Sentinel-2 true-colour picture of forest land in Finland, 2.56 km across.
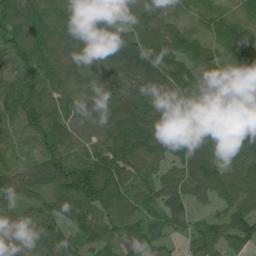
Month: June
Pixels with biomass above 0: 96%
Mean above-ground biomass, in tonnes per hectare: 92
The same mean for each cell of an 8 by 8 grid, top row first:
125 113 112 91 91 63 89 78
93 108 96 117 127 114 80 127
95 96 91 93 105 101 57 45
108 119 96 129 120 73 96 58
66 103 81 116 136 102 103 95
80 102 121 118 102 95 111 85
55 64 98 85 64 88 34 83
54 92 71 59 90 41 97 95
